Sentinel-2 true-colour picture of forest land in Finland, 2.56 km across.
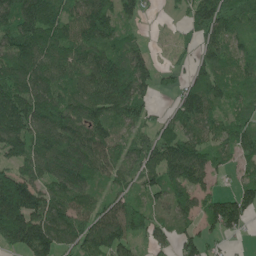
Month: May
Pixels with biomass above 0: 85%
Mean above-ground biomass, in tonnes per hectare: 104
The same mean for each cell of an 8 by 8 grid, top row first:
143 140 106 108 45 19 161 92
121 136 115 98 47 25 73 54
147 135 122 156 102 44 110 76
181 154 157 125 80 79 99 57
139 132 131 108 79 126 83 83
118 110 132 74 85 105 74 49
224 140 102 101 73 89 75 126
165 157 107 138 54 79 65 16
